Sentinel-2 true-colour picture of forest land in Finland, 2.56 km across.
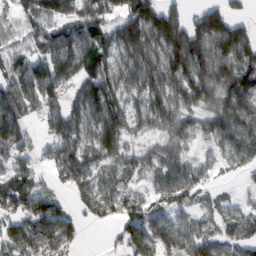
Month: February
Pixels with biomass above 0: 82%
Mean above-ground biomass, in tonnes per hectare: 80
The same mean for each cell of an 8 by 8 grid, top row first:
71 102 102 84 160 74 106 39
72 98 124 102 124 141 121 127
131 134 83 98 99 109 118 127
103 75 80 122 85 97 77 93
78 45 76 103 39 66 36 81
70 25 72 59 54 67 33 18
72 91 40 61 68 57 21 28
83 92 32 16 88 74 66 59
